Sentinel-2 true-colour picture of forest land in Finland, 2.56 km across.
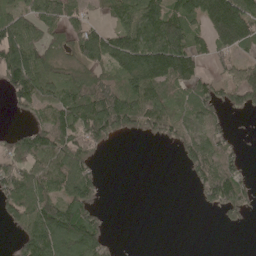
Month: May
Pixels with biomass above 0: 63%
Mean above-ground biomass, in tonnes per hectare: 71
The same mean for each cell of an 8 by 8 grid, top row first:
51 63 43 46 121 95 122 143
119 64 82 97 139 134 51 70
103 89 94 78 140 108 50 92
27 66 124 159 112 66 64 48
87 106 101 27 8 40 85 14
92 95 107 0 0 1 103 59
78 109 111 3 0 0 30 64
46 148 152 18 0 0 0 0
